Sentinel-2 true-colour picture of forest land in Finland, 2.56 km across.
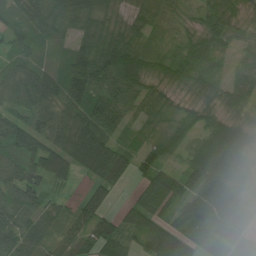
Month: June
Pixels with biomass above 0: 88%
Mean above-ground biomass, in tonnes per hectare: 79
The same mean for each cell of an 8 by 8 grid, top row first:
54 66 75 48 61 27 71 47
62 39 63 106 74 49 93 40
115 92 108 112 81 67 91 66
89 85 100 104 47 41 59 55
116 93 110 84 46 60 100 113
101 93 30 94 58 94 150 95
114 69 43 30 88 69 133 126
101 67 74 108 71 114 26 82
